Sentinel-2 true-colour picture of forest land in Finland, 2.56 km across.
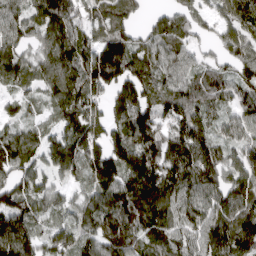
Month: April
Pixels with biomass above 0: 91%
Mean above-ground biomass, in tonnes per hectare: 118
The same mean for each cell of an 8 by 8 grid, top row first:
115 157 105 127 38 94 56 136
118 117 124 192 107 108 42 99
92 106 139 173 130 98 98 95
49 46 133 111 135 130 89 82
134 97 147 138 167 155 129 89
108 69 83 162 202 157 141 119
154 79 88 142 161 122 118 132
209 90 98 127 102 110 130 167
